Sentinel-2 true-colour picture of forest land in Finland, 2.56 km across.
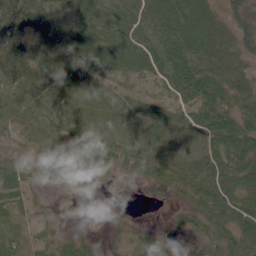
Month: June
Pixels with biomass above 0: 82%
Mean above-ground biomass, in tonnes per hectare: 46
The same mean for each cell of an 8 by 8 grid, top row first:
115 75 35 32 36 63 56 50
109 56 45 45 38 67 80 58
77 113 46 36 27 54 73 50
28 69 79 62 47 41 60 55
20 30 65 52 59 62 65 68
29 44 20 8 29 39 61 59
15 8 5 1 1 13 52 56
19 19 12 6 31 20 30 48
